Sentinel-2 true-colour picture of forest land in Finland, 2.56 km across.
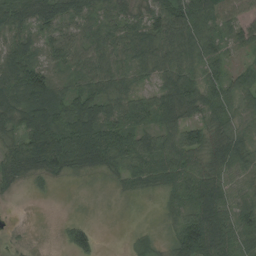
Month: August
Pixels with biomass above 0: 86%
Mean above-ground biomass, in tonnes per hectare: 58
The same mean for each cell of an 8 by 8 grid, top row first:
66 80 69 53 59 90 74 48
89 72 73 71 74 83 67 38
88 71 50 60 33 75 62 43
75 108 88 69 72 90 63 46
49 114 87 87 60 64 66 68
44 48 19 24 49 76 76 39
1 0 1 2 2 33 113 61
7 1 61 0 20 57 124 65
